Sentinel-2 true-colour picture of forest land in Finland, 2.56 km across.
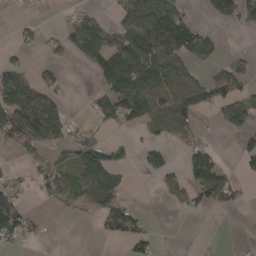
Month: April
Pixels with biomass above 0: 44%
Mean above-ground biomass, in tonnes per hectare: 47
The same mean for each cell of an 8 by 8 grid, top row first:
5 0 33 21 101 78 40 72
23 20 73 83 123 101 53 5
68 22 0 116 113 97 54 51
100 87 1 76 103 101 33 74
56 40 63 39 28 24 36 25
20 50 62 64 20 26 114 30
80 8 20 61 10 11 32 15
51 9 0 22 49 0 0 2
